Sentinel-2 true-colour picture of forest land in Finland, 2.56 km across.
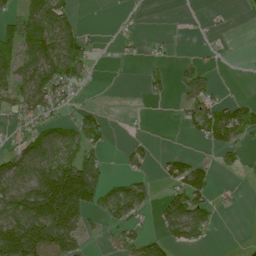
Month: July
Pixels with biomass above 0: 45%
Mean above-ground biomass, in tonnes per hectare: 58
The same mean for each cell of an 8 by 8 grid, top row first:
57 114 14 2 6 0 10 2
112 138 67 5 7 5 6 0
93 131 38 0 24 32 37 1
67 68 30 3 2 9 85 66
51 88 77 10 18 0 40 49
152 160 206 23 24 69 55 11
176 212 130 66 46 94 62 8
233 169 74 23 53 58 24 0
